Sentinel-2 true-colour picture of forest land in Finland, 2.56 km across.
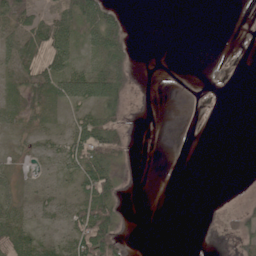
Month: June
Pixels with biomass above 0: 42%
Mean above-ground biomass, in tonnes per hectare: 22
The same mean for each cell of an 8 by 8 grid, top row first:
65 51 71 38 0 0 0 2
52 66 34 53 0 0 0 3
25 55 60 55 0 0 3 0
23 23 24 31 0 0 0 0
7 18 65 67 0 0 0 0
23 16 50 43 0 0 0 0
36 25 46 49 0 0 0 15
46 18 51 57 0 0 0 24
